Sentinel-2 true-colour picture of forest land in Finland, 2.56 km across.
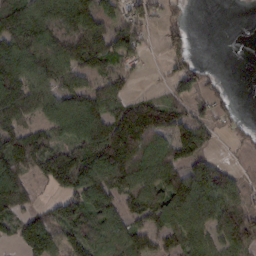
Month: February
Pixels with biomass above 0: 74%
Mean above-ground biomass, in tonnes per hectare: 86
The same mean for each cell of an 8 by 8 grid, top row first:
156 123 145 68 64 30 0 0
134 118 131 92 33 37 0 0
173 104 75 79 6 49 40 0
125 81 133 91 120 75 48 15
124 93 118 160 123 115 53 16
126 113 161 140 119 97 105 24
84 38 128 100 117 133 103 83
46 104 84 77 84 94 87 114
